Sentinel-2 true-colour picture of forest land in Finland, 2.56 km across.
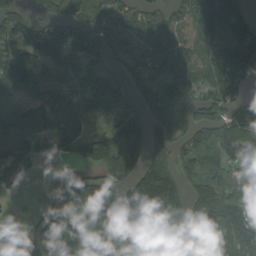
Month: August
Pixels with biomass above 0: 78%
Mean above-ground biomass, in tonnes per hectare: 110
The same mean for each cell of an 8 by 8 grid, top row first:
70 50 66 71 95 61 86 86
130 148 153 81 102 116 62 116
183 138 119 63 75 113 107 88
135 81 100 71 72 64 91 84
172 65 97 184 160 79 70 145
79 5 50 141 151 116 81 64
4 73 181 228 223 155 136 122
81 174 183 220 144 168 85 103
